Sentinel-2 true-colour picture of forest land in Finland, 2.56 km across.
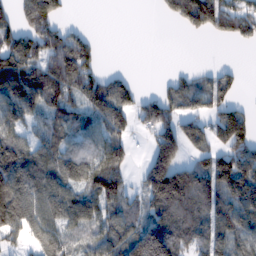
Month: February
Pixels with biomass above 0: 68%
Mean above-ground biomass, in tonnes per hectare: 92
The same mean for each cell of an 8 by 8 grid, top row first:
87 152 0 0 0 76 160 114
115 125 129 0 0 0 0 11
162 156 153 71 5 50 65 35
105 84 78 132 77 88 87 74
115 82 78 94 24 153 90 156
139 109 101 126 75 148 138 166
137 113 107 87 74 140 115 122
45 105 58 116 184 136 109 85
